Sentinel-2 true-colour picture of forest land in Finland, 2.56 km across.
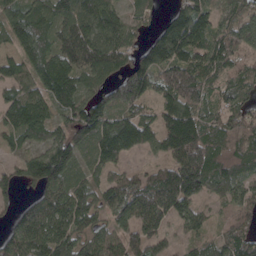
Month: April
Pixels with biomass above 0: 88%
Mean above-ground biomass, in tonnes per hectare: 109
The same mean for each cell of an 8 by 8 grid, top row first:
104 113 138 107 62 97 86 97
86 78 138 114 85 153 117 109
89 98 93 92 155 183 90 79
113 95 131 130 66 144 94 81
52 117 129 144 84 184 176 126
60 179 81 73 76 187 203 119
53 120 117 104 155 141 42 84
114 127 87 92 116 27 64 103
